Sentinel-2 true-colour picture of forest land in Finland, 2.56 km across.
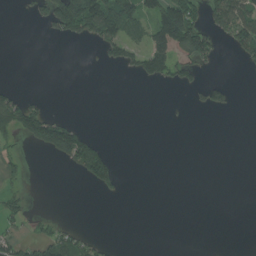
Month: July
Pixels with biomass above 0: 22%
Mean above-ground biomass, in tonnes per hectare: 39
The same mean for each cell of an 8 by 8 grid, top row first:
4 90 233 176 95 206 77 138
0 0 2 70 94 126 101 77
1 0 0 0 42 48 26 1
130 53 0 0 0 1 23 3
24 111 146 9 0 0 0 0
22 0 32 75 0 0 0 0
42 1 0 0 0 0 0 0
57 73 62 10 0 0 0 0
